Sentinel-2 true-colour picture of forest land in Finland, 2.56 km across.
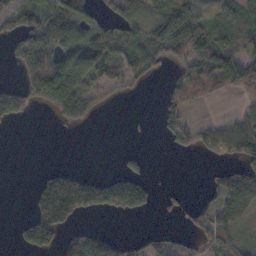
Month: October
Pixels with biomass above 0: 50%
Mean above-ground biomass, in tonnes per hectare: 67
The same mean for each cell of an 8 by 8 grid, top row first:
80 98 102 65 80 133 41 74
64 125 129 115 85 115 104 73
28 168 117 65 28 66 103 112
86 39 105 9 2 59 4 34
0 0 0 0 1 33 67 120
0 58 77 57 54 0 27 129
0 180 142 102 76 24 65 120
19 108 90 57 36 32 68 57
